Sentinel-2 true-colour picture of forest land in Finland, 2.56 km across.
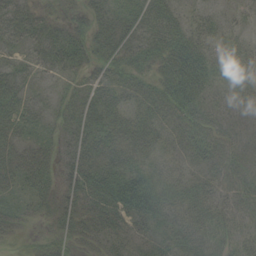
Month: August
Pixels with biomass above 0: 82%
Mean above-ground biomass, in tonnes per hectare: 29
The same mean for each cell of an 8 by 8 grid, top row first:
34 18 21 31 39 25 14 9
16 32 41 36 34 47 35 21
26 7 18 32 29 60 44 27
32 15 29 34 27 39 27 15
25 15 29 52 43 23 36 18
29 26 36 54 44 23 26 23
20 22 28 40 53 29 30 23
10 25 22 24 20 27 26 30
